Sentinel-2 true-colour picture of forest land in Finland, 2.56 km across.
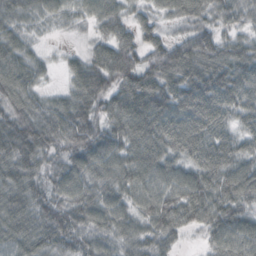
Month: October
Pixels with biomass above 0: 95%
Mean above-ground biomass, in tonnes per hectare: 77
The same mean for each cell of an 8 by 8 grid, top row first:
56 42 32 59 33 54 61 62
52 10 14 81 70 76 96 72
84 19 71 86 104 104 119 111
71 72 83 74 117 96 115 75
109 83 86 88 104 91 96 61
90 61 90 84 98 75 90 92
84 77 86 87 79 102 109 83
83 90 71 64 67 47 46 96
